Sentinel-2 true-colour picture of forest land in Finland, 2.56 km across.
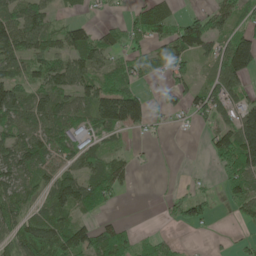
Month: May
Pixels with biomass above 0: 63%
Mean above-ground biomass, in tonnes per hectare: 55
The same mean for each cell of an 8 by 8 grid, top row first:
73 48 15 8 77 39 69 50
86 73 111 51 43 77 52 127
67 71 73 64 31 45 25 75
85 90 56 130 83 24 63 84
77 74 61 23 4 0 30 139
64 52 63 66 1 3 5 89
54 63 61 14 0 35 35 52
63 95 86 74 22 17 5 11
